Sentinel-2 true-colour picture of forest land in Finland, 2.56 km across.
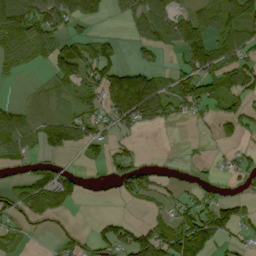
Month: September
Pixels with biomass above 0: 53%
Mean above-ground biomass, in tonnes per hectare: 50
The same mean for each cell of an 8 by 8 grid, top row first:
107 98 107 13 57 60 72 83
48 56 65 44 33 48 96 83
6 20 72 106 96 47 76 66
39 20 48 72 100 38 29 62
58 55 64 39 6 0 4 21
16 61 28 40 55 9 8 36
51 88 7 0 9 36 56 51
27 3 21 79 84 108 88 27
